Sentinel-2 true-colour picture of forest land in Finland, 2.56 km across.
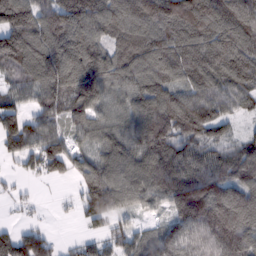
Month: February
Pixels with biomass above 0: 87%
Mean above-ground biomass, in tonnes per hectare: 117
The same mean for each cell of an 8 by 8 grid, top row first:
184 146 174 128 152 183 179 158
160 174 180 95 149 161 151 154
76 152 193 108 123 98 118 125
92 106 114 65 122 154 115 61
111 115 56 94 129 118 92 64
23 68 75 124 136 149 129 120
16 4 70 138 62 113 180 191
110 70 37 60 69 122 127 174
